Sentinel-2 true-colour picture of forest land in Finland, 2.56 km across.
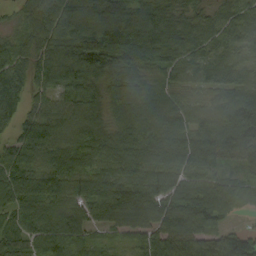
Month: September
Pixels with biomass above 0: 95%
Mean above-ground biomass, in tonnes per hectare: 99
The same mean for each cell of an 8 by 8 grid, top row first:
42 137 154 159 126 99 66 90
82 115 151 136 109 86 74 73
83 86 107 106 90 72 74 76
67 93 89 90 123 93 65 122
88 103 97 109 129 108 112 121
119 107 96 102 96 92 86 47
87 99 99 139 128 118 127 29
76 101 84 33 70 152 127 143
